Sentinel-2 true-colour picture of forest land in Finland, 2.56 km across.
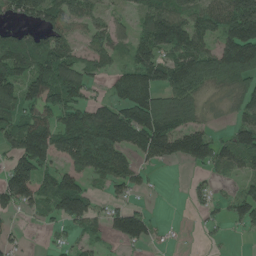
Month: June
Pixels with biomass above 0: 69%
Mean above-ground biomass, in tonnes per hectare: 92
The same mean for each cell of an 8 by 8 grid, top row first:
60 112 93 43 82 123 107 177
132 118 46 87 101 150 95 207
123 148 111 58 120 134 115 130
93 119 105 117 170 160 36 72
112 158 189 187 122 123 104 104
140 76 102 126 38 1 31 56
66 65 122 47 29 0 35 81
23 7 37 42 75 5 9 5
